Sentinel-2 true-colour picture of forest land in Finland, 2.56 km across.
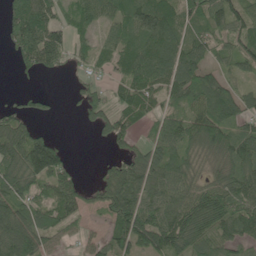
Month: June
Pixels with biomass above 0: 78%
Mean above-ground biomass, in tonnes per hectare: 77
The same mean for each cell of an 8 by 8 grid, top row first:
87 80 68 64 105 76 94 92
66 128 39 63 80 81 70 76
9 5 24 36 90 88 87 39
45 18 24 58 60 61 91 75
115 111 0 45 52 101 95 105
117 115 26 71 95 89 46 109
106 79 59 97 114 97 141 94
158 67 37 87 109 120 98 77
